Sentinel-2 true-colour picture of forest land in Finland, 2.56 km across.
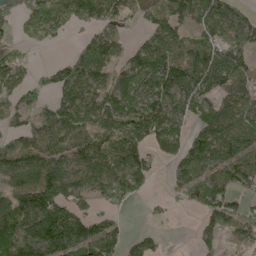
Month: May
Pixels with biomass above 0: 74%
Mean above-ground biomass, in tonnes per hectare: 81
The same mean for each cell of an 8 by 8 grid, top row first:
49 85 57 72 40 93 112 71
31 13 34 72 66 92 98 101
78 34 99 84 110 99 116 88
72 55 107 104 113 95 76 102
72 96 99 102 72 67 112 110
118 116 114 122 68 58 98 98
124 117 68 43 8 14 81 59
141 161 134 79 53 1 33 42
